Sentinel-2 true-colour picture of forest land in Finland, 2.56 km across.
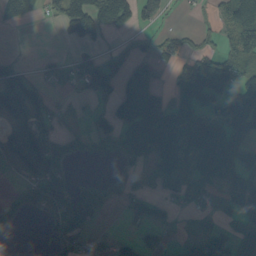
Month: September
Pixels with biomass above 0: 56%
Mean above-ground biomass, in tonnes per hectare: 91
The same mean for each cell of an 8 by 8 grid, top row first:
83 39 157 143 79 7 16 150
1 3 34 30 53 68 53 136
96 52 81 111 121 80 212 108
137 79 22 85 168 173 139 175
181 113 52 61 149 195 235 137
67 178 21 49 47 117 147 144
66 104 153 40 71 41 39 119
3 41 77 25 33 28 92 117
